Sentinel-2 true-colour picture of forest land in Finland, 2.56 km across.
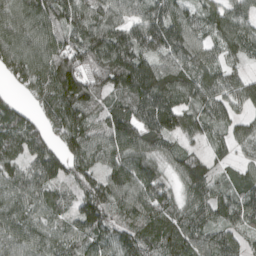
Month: April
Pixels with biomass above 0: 92%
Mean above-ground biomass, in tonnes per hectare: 99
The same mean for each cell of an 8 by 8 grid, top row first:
127 122 114 104 104 92 78 87
119 121 131 169 129 117 77 100
65 132 142 127 152 126 107 81
75 87 123 101 118 132 92 62
102 76 115 122 107 59 55 76
90 92 78 100 119 66 86 54
99 76 97 86 112 88 103 100
99 86 77 81 78 110 91 61
